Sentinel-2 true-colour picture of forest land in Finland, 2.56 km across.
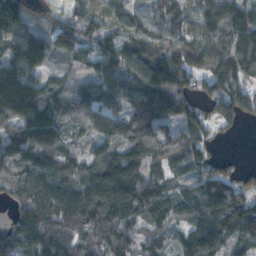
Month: November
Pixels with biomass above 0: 91%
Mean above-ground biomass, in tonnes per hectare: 132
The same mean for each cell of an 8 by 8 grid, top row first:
182 33 102 134 105 139 136 130
130 112 76 141 164 186 168 151
226 71 58 126 164 183 127 146
179 153 88 103 144 136 89 126
130 166 60 124 149 124 99 3
114 155 141 218 160 63 119 50
89 185 188 204 158 112 157 161
143 178 132 165 116 81 194 124
